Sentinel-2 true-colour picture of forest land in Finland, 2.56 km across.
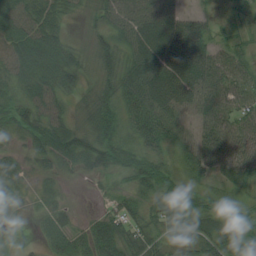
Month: August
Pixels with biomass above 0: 90%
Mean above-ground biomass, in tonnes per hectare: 47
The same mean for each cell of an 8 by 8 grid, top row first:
68 57 16 54 71 48 18 20
76 74 19 47 78 76 49 26
56 64 28 45 76 78 70 44
56 57 25 56 64 61 61 52
17 59 52 61 46 41 70 58
30 21 15 26 58 29 29 39
16 22 6 25 36 60 39 24
19 35 42 91 53 40 63 67
